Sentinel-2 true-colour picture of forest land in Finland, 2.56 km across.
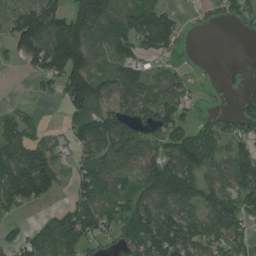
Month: July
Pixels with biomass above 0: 70%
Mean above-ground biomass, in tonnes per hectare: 86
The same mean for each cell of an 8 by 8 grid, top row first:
87 158 146 113 131 46 56 62
75 157 177 103 83 43 0 0
1 73 174 87 98 63 4 30
30 5 86 77 98 82 19 54
106 81 73 135 87 115 70 66
155 162 65 109 88 130 85 136
75 31 94 88 95 112 93 99
61 123 94 52 124 143 95 58
